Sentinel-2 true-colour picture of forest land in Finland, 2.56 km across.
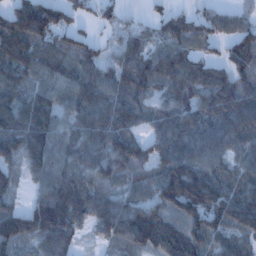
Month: January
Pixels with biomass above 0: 88%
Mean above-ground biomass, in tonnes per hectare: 102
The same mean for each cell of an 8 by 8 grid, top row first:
149 144 45 39 26 49 58 44
178 110 87 36 68 72 28 78
123 106 109 86 100 108 103 83
160 168 103 108 66 97 103 125
145 163 100 120 85 135 124 86
53 107 92 93 69 183 127 84
62 162 108 129 109 115 145 149
118 105 35 89 154 137 104 75
